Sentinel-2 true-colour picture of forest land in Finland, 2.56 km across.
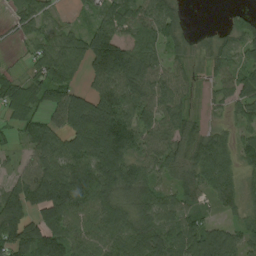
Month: August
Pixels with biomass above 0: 83%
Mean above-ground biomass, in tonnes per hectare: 70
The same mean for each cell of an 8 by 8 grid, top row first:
34 38 18 80 74 47 0 29
10 71 75 160 71 39 35 57
40 81 40 115 82 55 22 61
57 63 129 125 70 66 14 44
31 91 114 178 63 62 76 53
37 98 105 115 73 42 85 51
102 136 74 97 88 75 33 42
116 103 62 74 97 92 94 51
